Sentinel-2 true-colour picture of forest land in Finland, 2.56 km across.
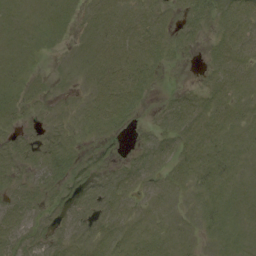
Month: August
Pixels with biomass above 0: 76%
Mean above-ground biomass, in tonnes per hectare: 9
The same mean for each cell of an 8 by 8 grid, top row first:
7 9 6 10 12 7 12 14
8 4 5 13 15 10 5 12
9 4 5 17 13 1 6 10
9 5 7 18 3 14 11 8
12 15 6 4 6 12 10 7
9 11 11 9 9 9 9 6
12 8 10 10 5 4 7 7
12 8 7 9 9 7 3 6
